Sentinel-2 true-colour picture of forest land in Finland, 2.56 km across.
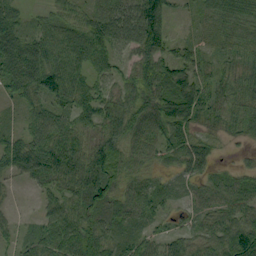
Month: September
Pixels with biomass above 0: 91%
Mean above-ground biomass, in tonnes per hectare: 56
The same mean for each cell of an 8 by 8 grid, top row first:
40 31 47 72 107 22 37 54
70 63 69 71 83 37 34 49
77 52 59 53 82 79 47 42
18 65 65 76 78 87 51 40
58 88 60 70 56 60 33 15
35 73 80 70 34 28 40 41
9 41 76 54 49 24 56 70
36 69 86 51 49 59 61 111
